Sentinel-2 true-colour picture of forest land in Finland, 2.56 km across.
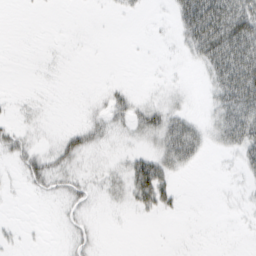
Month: February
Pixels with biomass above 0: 39%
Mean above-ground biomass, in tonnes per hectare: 18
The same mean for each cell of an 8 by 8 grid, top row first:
0 0 0 3 3 29 108 101
0 1 0 0 0 6 69 102
0 2 0 3 1 4 22 98
6 3 3 22 29 28 14 63
24 10 27 8 17 56 20 44
6 28 15 19 61 20 0 10
1 1 14 7 22 12 0 5
5 1 10 0 0 0 0 1
